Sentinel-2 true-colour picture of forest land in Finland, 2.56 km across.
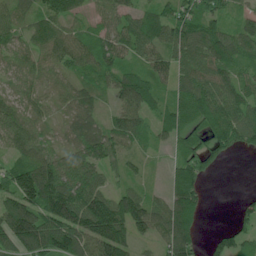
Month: June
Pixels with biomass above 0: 85%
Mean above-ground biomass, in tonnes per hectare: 74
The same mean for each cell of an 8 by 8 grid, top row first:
60 78 41 66 53 84 75 45
58 81 85 81 67 100 105 86
44 45 44 63 76 58 99 79
63 35 57 40 71 65 101 95
74 44 77 84 33 45 55 59
129 116 107 35 25 64 28 0
115 134 144 129 98 109 20 27
109 125 123 158 35 126 29 59
